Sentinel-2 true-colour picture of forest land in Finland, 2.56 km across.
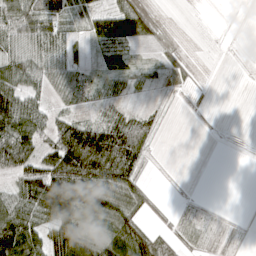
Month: April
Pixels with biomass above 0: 63%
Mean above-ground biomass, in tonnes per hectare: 44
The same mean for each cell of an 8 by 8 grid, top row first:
82 98 40 70 51 3 1 0
51 76 20 51 10 16 1 0
69 50 41 35 18 18 5 0
113 52 30 28 22 4 5 0
90 52 139 124 58 0 0 0
60 115 108 95 27 2 0 0
83 115 106 71 27 10 10 0
111 78 75 67 54 27 40 10
